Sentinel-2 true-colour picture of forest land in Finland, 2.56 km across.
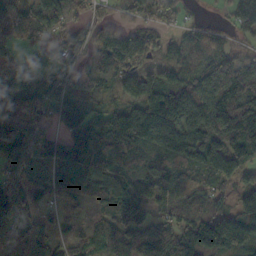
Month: October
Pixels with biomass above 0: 87%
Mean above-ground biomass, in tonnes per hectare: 90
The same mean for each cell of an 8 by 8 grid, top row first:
128 79 26 34 56 56 9 80
62 52 66 107 70 39 65 30
106 82 50 50 118 107 102 114
110 92 105 92 151 166 150 149
128 123 127 119 125 183 152 128
109 91 93 101 66 86 91 73
81 44 37 74 50 71 77 80
50 70 37 61 95 104 199 148
